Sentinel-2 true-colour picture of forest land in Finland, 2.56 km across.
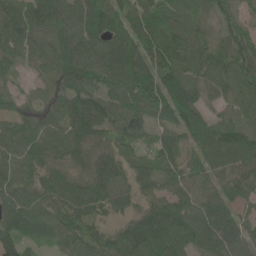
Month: June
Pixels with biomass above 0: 94%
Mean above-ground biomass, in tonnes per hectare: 74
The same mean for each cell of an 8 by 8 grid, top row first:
90 88 78 77 90 60 48 43
81 76 85 85 103 71 81 72
36 55 83 54 93 102 76 85
61 72 102 76 76 104 51 56
79 90 71 47 45 62 83 90
73 73 51 83 53 62 64 67
92 77 80 54 44 80 77 34
90 53 89 57 108 105 94 79
